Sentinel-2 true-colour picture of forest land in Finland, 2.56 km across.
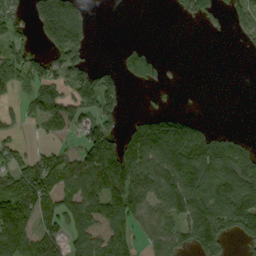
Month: September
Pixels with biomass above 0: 56%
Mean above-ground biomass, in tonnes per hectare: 82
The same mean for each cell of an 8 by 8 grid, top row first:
58 186 69 0 0 16 51 73
88 88 99 1 23 0 0 15
134 105 117 58 51 2 0 0
36 138 113 83 23 42 0 0
57 37 52 119 161 157 120 51
106 143 127 174 101 130 133 146
180 97 121 118 99 102 132 131
152 111 92 104 52 90 127 43
